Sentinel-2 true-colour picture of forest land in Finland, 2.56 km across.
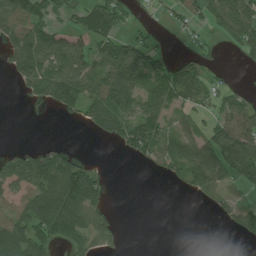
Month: July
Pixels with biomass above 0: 57%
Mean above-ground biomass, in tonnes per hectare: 66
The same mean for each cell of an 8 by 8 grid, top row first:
107 59 55 93 6 32 69 149
110 92 71 103 59 4 26 63
39 123 129 143 81 105 46 3
0 14 87 171 95 39 31 90
9 18 0 35 101 70 121 162
83 123 128 4 4 46 109 105
62 194 137 20 0 0 14 54
127 97 73 30 0 0 0 15
